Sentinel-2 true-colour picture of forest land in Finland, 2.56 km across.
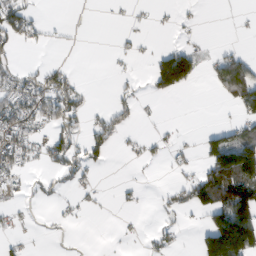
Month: February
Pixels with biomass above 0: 32%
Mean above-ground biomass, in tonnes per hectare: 33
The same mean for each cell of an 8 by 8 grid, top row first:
62 3 0 2 3 8 1 4
23 11 1 4 5 39 7 12
49 50 15 5 8 132 15 105
76 67 36 37 5 0 0 31
70 45 38 37 18 12 57 119
29 15 28 0 2 9 98 150
21 3 12 3 5 28 85 135
15 2 1 0 9 15 86 167
